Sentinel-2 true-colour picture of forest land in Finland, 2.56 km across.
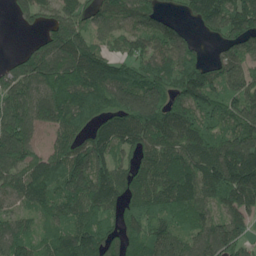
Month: May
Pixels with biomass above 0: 88%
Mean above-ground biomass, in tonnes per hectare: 132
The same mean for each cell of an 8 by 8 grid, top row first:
49 97 124 131 130 48 166 153
11 133 139 71 110 143 28 129
134 145 168 155 145 162 146 130
176 148 128 146 222 162 123 130
212 61 114 149 147 156 144 205
116 145 179 149 137 160 155 204
78 111 131 96 121 143 81 124
129 94 184 101 141 114 144 117
